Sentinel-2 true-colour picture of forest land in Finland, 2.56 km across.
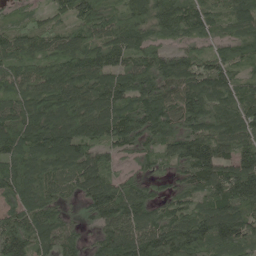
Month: May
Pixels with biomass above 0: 94%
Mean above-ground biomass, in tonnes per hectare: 115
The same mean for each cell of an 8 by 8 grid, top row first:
39 46 109 87 91 131 86 88
104 106 127 138 108 60 55 85
93 125 136 113 119 129 135 75
125 173 156 129 134 124 147 142
161 186 145 105 95 125 144 116
144 129 127 78 64 69 144 170
98 104 40 155 119 96 115 129
141 105 64 132 144 161 120 125
